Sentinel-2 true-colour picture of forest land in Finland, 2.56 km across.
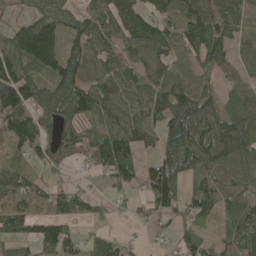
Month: May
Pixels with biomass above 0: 80%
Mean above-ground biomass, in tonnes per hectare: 78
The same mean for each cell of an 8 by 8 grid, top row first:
37 103 75 96 90 107 113 79
137 173 94 77 114 112 140 40
128 82 101 94 82 89 49 52
108 70 90 68 93 130 112 65
67 62 59 119 63 87 115 98
80 35 7 70 61 105 73 74
94 63 49 31 22 75 64 54
53 93 47 50 11 35 35 65
